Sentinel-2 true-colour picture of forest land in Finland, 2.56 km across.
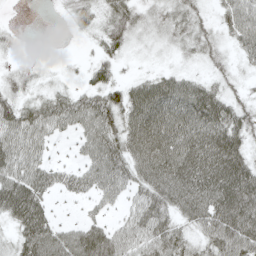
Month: May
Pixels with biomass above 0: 81%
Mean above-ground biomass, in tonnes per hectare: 50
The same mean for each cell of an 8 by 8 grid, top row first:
1 0 31 41 29 38 18 73
9 0 3 37 11 20 31 41
25 10 12 37 39 54 33 18
54 59 60 66 92 81 88 46
61 29 25 66 90 81 89 60
68 50 41 69 62 90 90 92
86 39 9 20 61 58 81 99
42 78 69 63 54 59 49 79
